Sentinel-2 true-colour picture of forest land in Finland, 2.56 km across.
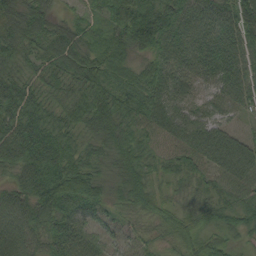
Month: August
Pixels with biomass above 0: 98%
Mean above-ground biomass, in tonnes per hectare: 63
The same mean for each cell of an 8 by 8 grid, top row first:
63 49 34 65 103 82 77 86
66 61 65 84 52 78 72 75
67 54 67 53 60 64 57 74
82 52 64 81 71 85 53 38
106 87 38 67 43 68 113 83
61 100 72 38 55 34 50 88
80 84 60 27 41 39 46 57
88 67 62 27 28 42 46 23
